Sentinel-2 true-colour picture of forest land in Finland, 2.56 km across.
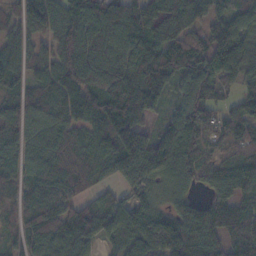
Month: November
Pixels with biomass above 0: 85%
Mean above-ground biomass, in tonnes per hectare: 94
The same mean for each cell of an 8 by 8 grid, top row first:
44 133 107 76 89 147 91 34
31 28 153 92 121 108 99 41
69 85 161 138 158 102 141 65
88 82 90 150 88 86 82 73
117 93 70 118 134 145 60 74
83 97 73 82 116 98 47 121
56 94 59 63 80 70 111 91
50 100 103 60 99 162 141 102
